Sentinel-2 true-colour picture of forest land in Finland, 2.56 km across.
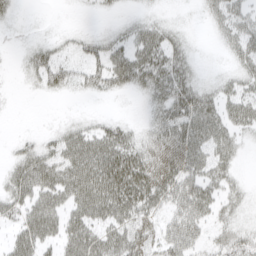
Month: April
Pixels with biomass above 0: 62%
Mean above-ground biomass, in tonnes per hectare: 26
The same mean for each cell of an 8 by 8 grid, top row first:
9 0 1 4 8 2 12 25
5 20 17 26 36 26 0 24
2 38 23 36 34 42 8 22
1 0 3 3 8 44 42 32
11 19 44 46 27 38 40 17
40 48 50 55 44 42 37 10
31 44 36 44 37 34 32 14
31 29 45 39 34 44 22 32
